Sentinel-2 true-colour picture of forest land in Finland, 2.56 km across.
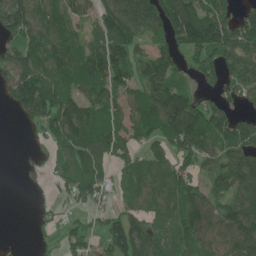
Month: June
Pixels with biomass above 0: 76%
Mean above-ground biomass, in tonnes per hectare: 98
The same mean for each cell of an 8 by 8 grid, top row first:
173 92 126 168 130 179 166 83
89 125 110 154 55 92 164 128
135 131 119 136 107 81 51 97
52 158 136 84 130 200 108 50
1 44 123 108 64 124 117 127
3 37 116 41 101 106 74 124
0 23 33 41 87 101 104 115
6 14 55 109 114 124 114 119
